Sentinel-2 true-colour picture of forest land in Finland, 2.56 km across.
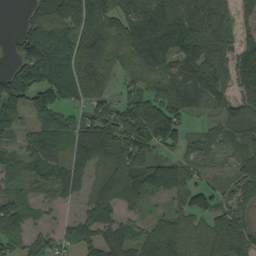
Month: September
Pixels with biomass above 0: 81%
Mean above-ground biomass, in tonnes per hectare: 79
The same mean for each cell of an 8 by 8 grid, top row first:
5 101 129 96 116 124 90 45
53 166 112 75 148 108 72 67
134 145 124 42 74 84 94 78
70 102 51 76 116 97 31 73
40 98 93 109 127 73 35 47
50 78 75 69 100 87 27 61
85 31 33 70 30 37 76 70
61 52 72 76 64 66 75 98
